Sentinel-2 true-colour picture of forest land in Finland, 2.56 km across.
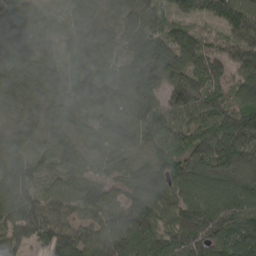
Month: April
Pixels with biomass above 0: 96%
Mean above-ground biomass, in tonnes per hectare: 102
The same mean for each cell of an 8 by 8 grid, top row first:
87 57 64 61 118 64 80 131
67 63 98 77 132 126 71 103
121 109 134 85 103 84 87 84
87 133 95 112 104 104 99 113
81 62 96 102 85 70 112 127
114 56 110 69 118 113 114 111
121 104 104 119 136 122 143 148
104 95 114 130 121 116 139 133
